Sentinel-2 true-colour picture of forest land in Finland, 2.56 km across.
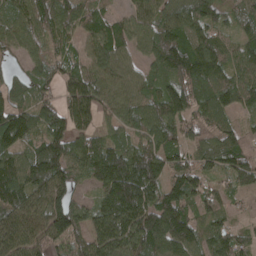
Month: April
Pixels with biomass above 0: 92%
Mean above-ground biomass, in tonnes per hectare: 103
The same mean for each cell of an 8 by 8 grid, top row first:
93 97 87 51 84 102 97 74
72 64 57 118 77 156 105 75
57 68 111 97 68 125 111 91
128 102 129 72 91 118 95 58
126 121 84 86 80 85 82 102
141 176 74 183 169 91 60 93
150 156 69 148 149 155 85 25
141 121 98 148 149 163 85 69
